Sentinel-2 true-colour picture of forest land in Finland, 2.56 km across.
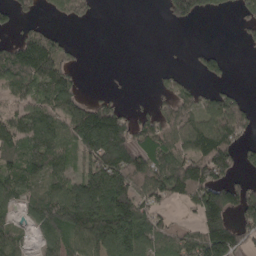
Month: April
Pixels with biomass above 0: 59%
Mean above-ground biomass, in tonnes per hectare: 82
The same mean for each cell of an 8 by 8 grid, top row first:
63 30 56 0 0 78 38 53
101 131 12 0 0 2 22 8
121 137 35 3 0 34 42 3
66 104 108 106 23 93 97 98
81 142 96 201 93 108 157 71
88 90 76 163 116 151 140 50
45 120 174 180 86 17 162 114
75 53 119 184 114 65 148 89
